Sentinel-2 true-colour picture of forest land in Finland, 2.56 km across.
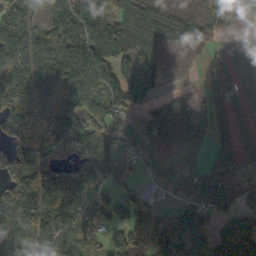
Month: October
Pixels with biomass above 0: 72%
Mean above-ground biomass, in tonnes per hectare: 77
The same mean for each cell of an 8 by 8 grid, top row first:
87 46 96 98 69 45 47 15
92 89 118 134 91 35 56 72
115 101 60 72 108 2 32 93
113 66 95 101 91 114 38 49
100 111 113 92 44 43 37 62
130 111 109 102 13 1 65 26
104 129 120 93 56 47 52 38
103 84 117 63 60 116 76 101
